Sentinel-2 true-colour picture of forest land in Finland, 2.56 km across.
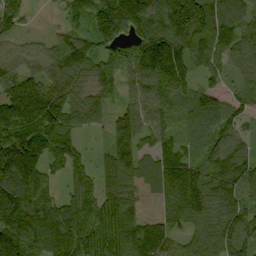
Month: September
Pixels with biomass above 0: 92%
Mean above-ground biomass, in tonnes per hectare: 115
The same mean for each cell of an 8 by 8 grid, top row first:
90 9 67 195 167 223 189 112
51 66 125 103 159 159 146 100
116 114 98 93 105 121 54 47
177 188 100 72 95 64 109 78
193 168 68 107 80 81 80 88
156 79 79 133 109 139 128 126
151 110 118 131 46 117 132 121
160 129 138 143 158 68 121 119
